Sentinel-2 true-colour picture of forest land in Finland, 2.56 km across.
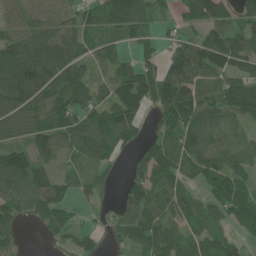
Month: June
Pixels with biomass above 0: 82%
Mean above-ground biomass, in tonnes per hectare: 91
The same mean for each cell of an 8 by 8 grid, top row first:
53 31 69 114 85 37 127 78
109 137 91 70 52 71 166 121
180 153 106 92 133 170 96 95
131 102 94 115 72 146 106 93
82 104 96 96 60 99 105 76
142 76 55 25 74 108 87 78
92 116 23 42 123 104 72 93
38 27 64 51 116 89 81 42
